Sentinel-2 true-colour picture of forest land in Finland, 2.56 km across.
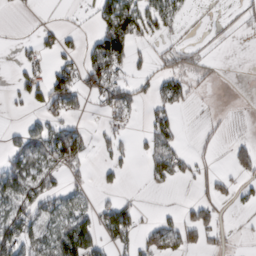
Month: February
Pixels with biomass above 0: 37%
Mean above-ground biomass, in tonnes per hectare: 37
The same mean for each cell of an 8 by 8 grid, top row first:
3 2 5 109 78 42 4 16
10 27 29 124 16 36 13 1
22 55 68 87 27 50 13 0
5 41 24 43 19 35 2 0
35 72 77 25 26 43 7 25
90 54 20 16 14 46 26 31
70 64 36 60 8 10 55 10
90 58 113 58 36 61 34 4
